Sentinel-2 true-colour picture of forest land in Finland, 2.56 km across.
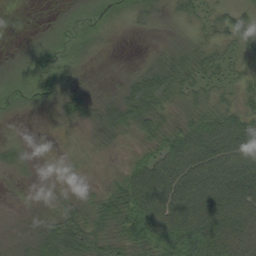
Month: August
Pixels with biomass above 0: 86%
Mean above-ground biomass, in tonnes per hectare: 36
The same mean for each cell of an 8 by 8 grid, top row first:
5 4 16 21 24 23 23 31
9 16 24 5 6 28 28 27
19 25 20 10 51 42 27 27
9 12 39 44 61 27 40 42
18 2 11 20 22 58 78 73
12 7 9 12 68 82 76 82
3 21 31 46 88 81 83 79
13 42 46 42 61 89 100 80
